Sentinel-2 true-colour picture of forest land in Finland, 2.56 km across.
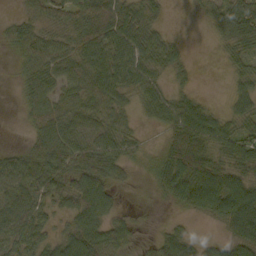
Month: October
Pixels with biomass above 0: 75%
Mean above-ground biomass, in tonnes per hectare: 37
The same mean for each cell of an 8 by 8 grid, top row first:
10 23 39 52 39 0 16 58
18 33 34 44 40 20 2 36
11 34 34 37 41 15 0 25
4 38 45 43 22 53 34 28
4 53 48 49 16 56 54 53
52 62 57 40 7 76 70 49
59 37 57 32 2 15 52 93
50 37 65 42 6 44 15 61
